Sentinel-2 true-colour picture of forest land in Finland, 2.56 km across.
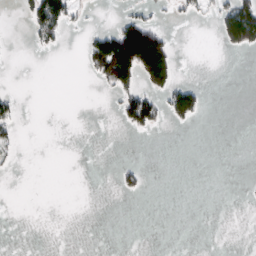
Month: March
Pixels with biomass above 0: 13%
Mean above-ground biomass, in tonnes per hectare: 17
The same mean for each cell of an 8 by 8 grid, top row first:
5 121 12 4 27 9 9 107
0 14 9 120 165 19 0 41
0 0 1 67 52 35 1 0
25 0 0 3 94 67 8 0
19 0 0 0 0 0 0 0
2 0 0 3 17 0 0 0
0 0 0 0 0 0 0 0
0 0 0 0 0 0 0 0
